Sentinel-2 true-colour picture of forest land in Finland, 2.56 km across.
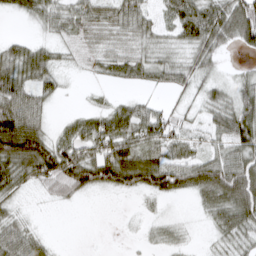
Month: March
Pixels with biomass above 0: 75%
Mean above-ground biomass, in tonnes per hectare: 49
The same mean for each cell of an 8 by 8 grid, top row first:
24 53 54 51 49 66 84 98
43 37 28 35 39 38 63 30
78 52 4 27 28 47 38 26
103 28 17 45 43 24 43 77
145 76 74 85 64 54 34 75
75 85 98 90 95 75 83 88
28 6 4 0 10 2 37 83
73 19 0 0 10 21 9 41
